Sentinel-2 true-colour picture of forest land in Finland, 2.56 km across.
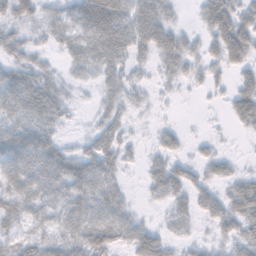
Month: November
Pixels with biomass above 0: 80%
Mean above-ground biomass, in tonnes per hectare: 33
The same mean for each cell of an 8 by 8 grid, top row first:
32 21 55 75 61 16 47 51
31 16 41 61 35 43 26 61
47 32 11 27 13 23 21 25
47 48 5 27 7 2 2 42
51 49 14 38 9 18 10 1
57 54 53 33 15 42 25 25
43 33 49 44 6 27 31 46
31 34 50 47 53 19 12 37
